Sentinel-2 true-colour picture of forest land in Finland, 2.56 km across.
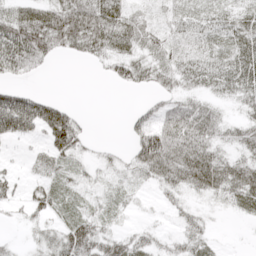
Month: April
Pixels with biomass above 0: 70%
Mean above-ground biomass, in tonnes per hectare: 33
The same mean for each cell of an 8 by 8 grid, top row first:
43 55 69 56 13 21 22 28
79 53 45 49 28 22 20 42
23 2 0 19 31 32 40 51
136 71 9 0 25 39 34 17
25 37 28 5 68 53 41 32
17 25 20 18 29 50 66 54
13 31 19 23 5 19 12 26
5 34 75 43 28 24 25 0
